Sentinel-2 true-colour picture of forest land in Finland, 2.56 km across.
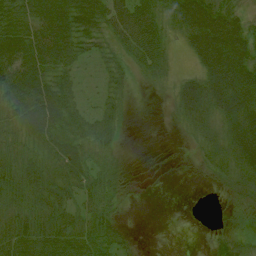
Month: July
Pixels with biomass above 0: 76%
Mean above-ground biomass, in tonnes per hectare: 43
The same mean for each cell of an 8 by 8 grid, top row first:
52 67 70 62 66 53 90 39
71 72 43 34 66 17 91 78
84 56 16 29 16 24 67 90
63 72 32 32 0 26 59 83
39 45 43 32 0 2 34 72
66 52 50 41 1 0 13 51
63 61 38 36 0 0 1 20
69 67 57 39 1 0 13 30
